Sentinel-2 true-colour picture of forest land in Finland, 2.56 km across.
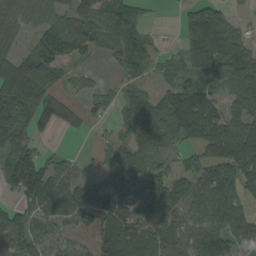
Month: August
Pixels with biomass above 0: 74%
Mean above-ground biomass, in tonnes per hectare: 74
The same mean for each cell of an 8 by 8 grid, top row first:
62 45 73 63 33 10 79 14
34 104 74 45 74 16 115 89
124 63 14 9 45 45 58 96
118 99 39 36 105 153 113 90
99 13 1 36 77 47 83 132
151 94 44 71 91 52 94 116
64 81 83 108 76 67 111 102
123 63 24 121 105 86 104 102
